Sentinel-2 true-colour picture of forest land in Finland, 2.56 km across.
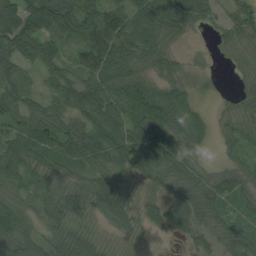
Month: August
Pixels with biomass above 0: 89%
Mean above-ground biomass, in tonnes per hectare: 61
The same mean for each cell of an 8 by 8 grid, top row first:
101 130 112 86 68 61 36 47
88 74 62 109 78 19 5 26
72 52 78 93 54 34 11 20
66 55 89 124 108 83 14 27
74 91 121 117 98 80 21 35
67 42 40 60 56 67 34 41
43 39 43 84 47 74 45 37
83 45 62 19 15 17 40 67
